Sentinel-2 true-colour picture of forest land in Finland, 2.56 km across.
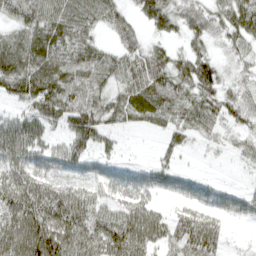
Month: April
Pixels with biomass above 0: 86%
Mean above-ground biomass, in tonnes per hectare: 61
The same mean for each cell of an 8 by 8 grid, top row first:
58 68 69 49 58 70 73 85
69 79 62 37 54 25 42 55
86 82 63 51 93 75 81 45
29 68 85 53 62 64 63 72
88 46 69 27 2 30 17 33
68 56 41 45 35 41 11 6
93 101 85 57 67 24 47 45
126 134 114 122 93 56 71 8
